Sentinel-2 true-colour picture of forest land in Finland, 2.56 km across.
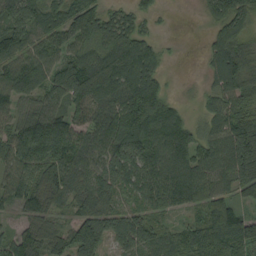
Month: September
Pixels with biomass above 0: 87%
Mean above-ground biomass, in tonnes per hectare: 101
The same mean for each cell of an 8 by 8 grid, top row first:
119 116 142 62 51 2 47 124
114 94 87 110 114 4 56 109
100 91 137 153 160 4 40 125
70 107 70 119 249 96 64 116
95 146 77 114 168 165 89 181
87 106 74 96 108 159 95 137
66 77 62 74 73 70 109 69
82 58 159 87 115 77 157 152
